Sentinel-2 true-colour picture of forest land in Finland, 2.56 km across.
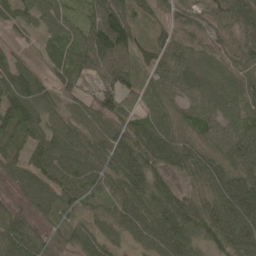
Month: May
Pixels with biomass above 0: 94%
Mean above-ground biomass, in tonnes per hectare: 68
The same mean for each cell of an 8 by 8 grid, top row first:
48 57 54 102 35 48 33 79
29 39 61 115 49 59 34 50
82 43 62 68 51 74 48 36
87 56 40 75 77 57 63 62
66 87 64 74 104 88 63 90
67 92 88 63 94 48 92 98
45 75 56 55 92 97 92 126
93 60 55 46 67 100 64 106
